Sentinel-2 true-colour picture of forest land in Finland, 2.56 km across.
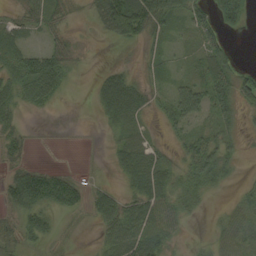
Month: September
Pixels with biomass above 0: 64%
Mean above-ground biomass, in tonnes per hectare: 29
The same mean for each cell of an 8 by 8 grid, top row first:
18 41 5 76 89 37 45 58
42 30 7 3 18 9 45 4
43 59 4 46 18 17 57 52
23 8 0 40 28 44 39 32
18 0 0 13 36 15 44 15
35 54 11 7 58 29 45 7
31 43 23 45 50 34 7 21
23 15 1 32 46 12 11 36
